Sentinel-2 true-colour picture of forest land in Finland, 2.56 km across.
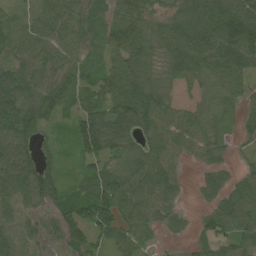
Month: August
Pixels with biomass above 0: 87%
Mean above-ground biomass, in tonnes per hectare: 61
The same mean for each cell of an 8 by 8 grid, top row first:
42 59 72 49 59 56 86 93
78 73 50 46 68 88 106 125
84 53 47 60 62 92 74 56
110 74 60 81 93 99 65 43
87 30 67 67 50 65 56 19
95 64 30 66 67 44 34 33
56 33 66 85 63 29 31 68
62 16 41 41 40 8 46 56
